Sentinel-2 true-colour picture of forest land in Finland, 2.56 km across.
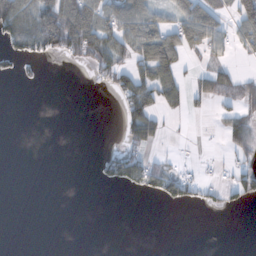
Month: November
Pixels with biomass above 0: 32%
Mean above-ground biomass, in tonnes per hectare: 36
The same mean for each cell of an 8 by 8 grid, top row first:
140 115 146 81 87 61 73 74
49 80 112 93 101 87 68 33
17 1 0 57 64 53 52 46
0 0 0 1 98 22 13 50
0 0 0 1 73 3 1 59
0 0 0 61 74 50 12 51
0 0 0 0 0 20 19 17
0 0 0 0 0 0 0 0
